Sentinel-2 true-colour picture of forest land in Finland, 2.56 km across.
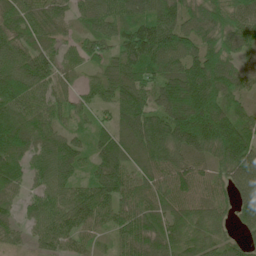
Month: June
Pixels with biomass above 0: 94%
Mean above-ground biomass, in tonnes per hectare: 82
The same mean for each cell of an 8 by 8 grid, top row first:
70 73 52 89 111 106 122 91
75 52 40 55 171 130 96 77
92 63 26 76 80 130 154 63
82 64 47 48 105 166 166 67
98 74 44 86 107 129 132 137
65 63 43 95 61 84 61 101
29 61 79 65 76 71 71 84
26 60 55 42 112 81 71 45
